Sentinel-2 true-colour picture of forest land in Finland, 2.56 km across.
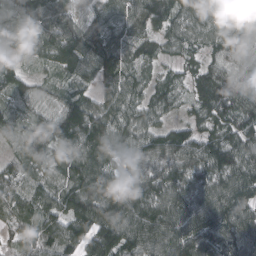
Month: March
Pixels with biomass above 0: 95%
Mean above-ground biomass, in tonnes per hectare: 92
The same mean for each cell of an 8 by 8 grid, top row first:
93 94 67 78 98 97 75 97
50 78 111 117 57 62 67 90
83 33 59 102 59 58 109 102
48 77 143 90 75 34 88 113
43 125 177 123 92 103 91 100
68 52 121 103 90 90 101 105
90 88 139 116 122 108 120 104
62 102 104 124 101 105 116 114
